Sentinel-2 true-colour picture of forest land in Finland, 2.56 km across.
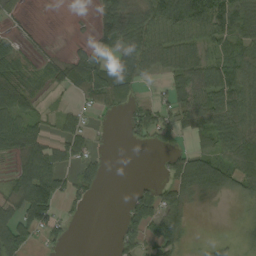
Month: September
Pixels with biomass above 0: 61%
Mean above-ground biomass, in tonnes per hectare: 41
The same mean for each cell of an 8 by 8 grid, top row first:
14 0 2 70 62 86 79 57
24 6 15 38 67 60 38 53
46 30 75 74 23 47 73 68
61 15 22 19 33 43 64 68
67 44 44 3 15 11 31 85
46 94 47 2 1 42 77 69
51 75 16 0 62 41 5 15
87 28 0 9 53 61 11 22
